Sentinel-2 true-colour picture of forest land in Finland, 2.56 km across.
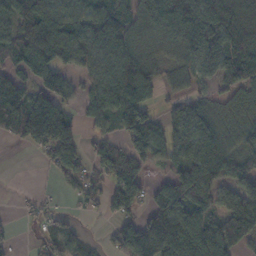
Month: November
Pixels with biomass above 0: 75%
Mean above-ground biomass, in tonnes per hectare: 79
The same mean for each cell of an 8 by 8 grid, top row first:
109 102 90 99 87 125 109 93
103 155 94 94 66 71 112 110
79 96 41 102 127 39 46 92
146 135 40 81 100 45 71 74
24 104 69 52 102 80 92 75
0 14 60 81 46 73 99 75
4 24 24 57 51 111 74 110
15 47 33 37 142 132 123 100
